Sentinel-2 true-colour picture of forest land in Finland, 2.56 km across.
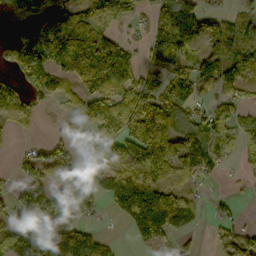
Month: October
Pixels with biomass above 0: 68%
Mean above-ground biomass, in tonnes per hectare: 92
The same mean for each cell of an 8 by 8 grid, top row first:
49 99 126 91 36 194 71 59
82 143 207 144 76 155 107 125
52 94 125 190 81 105 93 78
57 7 58 104 168 120 69 38
8 47 53 78 188 130 106 48
39 75 108 123 118 69 50 14
122 152 133 38 195 142 14 9
106 166 122 21 63 34 13 88
